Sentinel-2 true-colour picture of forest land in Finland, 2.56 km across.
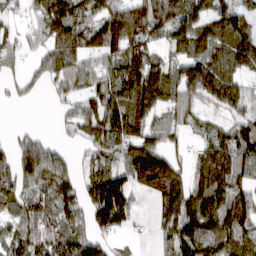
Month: March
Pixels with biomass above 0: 82%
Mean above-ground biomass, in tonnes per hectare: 93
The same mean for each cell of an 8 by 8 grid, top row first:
25 132 107 152 146 142 99 80
60 136 159 137 97 73 103 123
48 79 85 104 153 100 127 58
1 4 77 132 102 76 39 50
65 66 42 109 104 33 79 120
115 164 57 104 156 98 119 90
77 92 77 173 12 126 134 123
76 98 81 41 15 101 113 114
